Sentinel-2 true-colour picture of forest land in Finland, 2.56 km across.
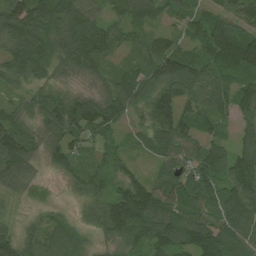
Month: August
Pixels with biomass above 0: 93%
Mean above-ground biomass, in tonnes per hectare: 72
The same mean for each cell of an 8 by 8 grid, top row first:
97 98 95 48 62 42 57 81
90 78 99 60 55 56 87 141
54 48 35 58 73 101 80 62
47 88 105 88 56 105 68 71
97 61 62 37 44 100 61 46
79 17 59 54 39 83 87 94
13 19 24 114 129 102 73 96
79 81 47 56 79 98 94 85
